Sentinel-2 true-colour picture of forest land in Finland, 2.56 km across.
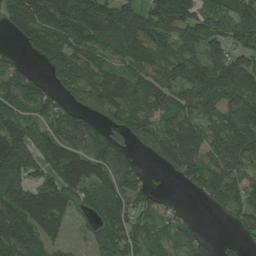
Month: July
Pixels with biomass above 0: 81%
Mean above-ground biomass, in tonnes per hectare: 104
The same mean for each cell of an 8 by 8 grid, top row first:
109 135 138 118 109 184 95 134
25 98 120 77 113 87 126 80
108 48 92 92 105 131 165 201
102 96 128 105 94 103 74 138
193 89 140 163 85 120 91 135
161 90 121 146 72 52 135 89
135 149 48 100 57 28 38 94
133 70 17 98 91 85 47 37
